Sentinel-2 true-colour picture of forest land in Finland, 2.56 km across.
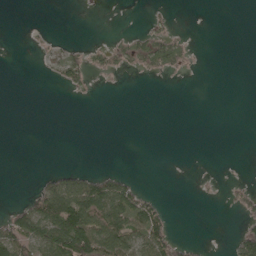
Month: April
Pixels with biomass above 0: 21%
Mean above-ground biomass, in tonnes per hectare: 21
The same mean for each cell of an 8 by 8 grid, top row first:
0 0 0 0 5 5 0 0
0 4 11 20 42 33 0 0
0 6 29 2 4 2 0 0
0 0 0 0 0 0 0 0
0 0 0 0 0 0 0 0
0 23 39 36 1 0 0 2
29 115 117 88 74 0 0 29
92 101 149 112 83 34 2 57
